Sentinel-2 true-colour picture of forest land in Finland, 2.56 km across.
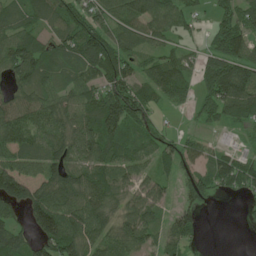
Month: June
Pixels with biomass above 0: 82%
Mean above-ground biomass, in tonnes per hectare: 72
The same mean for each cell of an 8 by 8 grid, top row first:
55 68 76 70 106 77 23 84
106 61 115 97 46 40 42 93
52 66 74 99 62 92 79 130
89 78 83 137 74 18 53 97
108 85 105 81 51 47 39 18
125 76 85 93 53 51 67 88
52 139 106 59 87 55 15 7
72 115 102 66 57 68 4 0
